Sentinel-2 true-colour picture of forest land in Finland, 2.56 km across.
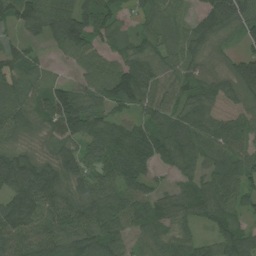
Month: July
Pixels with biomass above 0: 89%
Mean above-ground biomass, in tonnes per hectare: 81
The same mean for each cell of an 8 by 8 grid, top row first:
88 104 115 66 37 42 101 119
43 29 95 46 56 67 74 34
77 38 54 121 107 70 79 134
90 94 146 55 62 76 76 54
54 41 92 117 94 112 93 64
160 112 97 93 63 41 67 87
128 99 86 87 83 63 87 53
107 96 111 78 62 64 48 86
